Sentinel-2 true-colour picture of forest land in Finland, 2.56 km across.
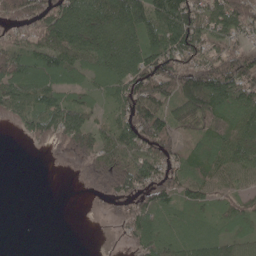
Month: May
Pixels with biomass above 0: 78%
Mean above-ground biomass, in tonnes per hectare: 70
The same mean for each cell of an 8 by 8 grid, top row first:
96 99 122 118 112 132 89 107
73 86 97 120 113 108 78 67
106 92 57 85 110 114 138 147
58 82 74 47 110 80 115 82
2 34 84 73 79 50 59 75
0 0 12 92 85 67 69 49
0 0 0 17 70 60 57 56
0 0 0 2 61 63 76 60
